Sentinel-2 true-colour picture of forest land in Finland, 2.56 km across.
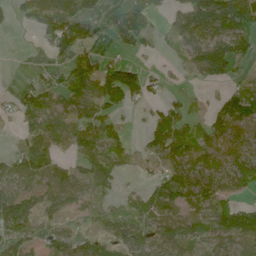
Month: June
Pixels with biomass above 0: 67%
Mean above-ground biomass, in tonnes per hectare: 57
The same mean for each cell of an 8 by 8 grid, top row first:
22 87 80 37 76 59 165 147
0 33 70 18 23 26 148 115
5 33 93 95 56 8 52 32
40 55 51 44 19 55 29 91
24 50 59 49 35 76 48 51
70 64 48 58 14 94 65 64
78 48 29 22 54 66 57 73
59 43 52 65 76 71 50 75
